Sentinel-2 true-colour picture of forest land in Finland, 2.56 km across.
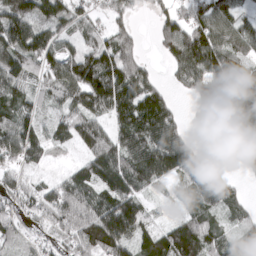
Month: March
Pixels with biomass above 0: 86%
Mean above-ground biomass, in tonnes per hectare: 107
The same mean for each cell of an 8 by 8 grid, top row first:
171 137 76 78 14 99 123 56
157 111 75 142 35 190 172 91
109 88 160 170 101 76 198 120
96 44 119 123 168 54 134 150
143 90 92 126 133 138 30 55
80 38 101 126 133 91 94 29
79 108 172 193 87 30 80 65
60 60 134 196 90 164 116 80
